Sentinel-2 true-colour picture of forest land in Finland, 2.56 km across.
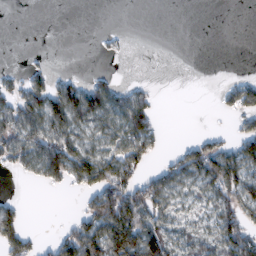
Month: February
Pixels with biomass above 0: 46%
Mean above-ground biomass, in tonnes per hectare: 42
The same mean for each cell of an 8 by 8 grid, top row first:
0 0 0 0 0 0 0 0
0 1 0 8 0 0 0 0
22 42 23 20 7 0 0 19
85 102 98 71 75 0 0 47
72 93 58 68 76 7 43 55
13 57 76 101 42 53 81 80
29 0 23 125 100 37 40 87
74 14 116 116 129 45 49 96
